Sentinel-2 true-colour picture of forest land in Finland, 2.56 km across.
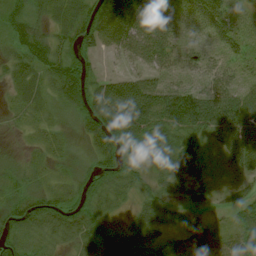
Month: July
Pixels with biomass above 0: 86%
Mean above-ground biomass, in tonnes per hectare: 54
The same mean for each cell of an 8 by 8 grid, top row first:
47 38 64 109 107 64 65 35
41 69 62 47 80 48 34 36
33 45 85 52 65 44 45 37
15 19 60 133 133 133 133 85
5 24 20 83 57 62 37 116
24 22 39 68 32 56 13 57
51 62 55 24 40 26 13 45
42 27 40 50 50 26 45 59
